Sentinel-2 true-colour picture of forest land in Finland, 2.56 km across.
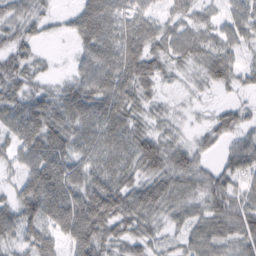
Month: February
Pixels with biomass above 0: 89%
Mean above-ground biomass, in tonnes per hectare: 50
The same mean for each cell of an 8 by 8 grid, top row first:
41 22 49 56 42 37 28 51
43 6 35 59 58 55 54 39
54 22 49 64 56 16 35 33
56 71 73 68 36 13 12 32
47 78 55 63 62 37 27 47
30 90 59 64 49 67 44 57
57 88 89 88 70 50 53 64
44 57 91 52 45 23 63 52
